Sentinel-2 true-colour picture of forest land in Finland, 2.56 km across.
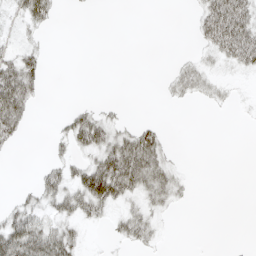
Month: April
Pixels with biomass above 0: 34%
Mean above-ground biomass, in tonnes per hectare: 16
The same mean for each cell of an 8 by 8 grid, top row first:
11 25 0 0 0 0 36 49
14 5 0 0 0 1 19 52
62 6 0 0 0 20 17 4
54 0 22 8 0 0 2 1
11 8 28 39 49 3 0 0
0 24 35 69 54 19 0 0
22 23 33 18 23 7 0 0
63 56 14 6 18 0 0 1
